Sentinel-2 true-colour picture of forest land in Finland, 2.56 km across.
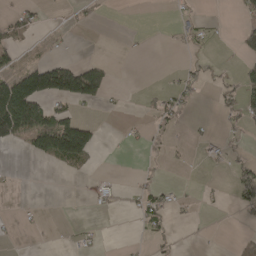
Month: April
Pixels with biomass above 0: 22%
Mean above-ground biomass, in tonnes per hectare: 27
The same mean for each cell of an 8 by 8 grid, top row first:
37 3 15 1 0 5 4 16
45 11 0 0 1 5 8 42
115 159 190 29 0 15 18 45
196 71 19 3 14 26 1 55
28 122 160 1 13 5 11 6
3 0 9 5 6 1 3 46
3 1 0 13 38 15 6 26
4 1 8 0 8 7 3 20
